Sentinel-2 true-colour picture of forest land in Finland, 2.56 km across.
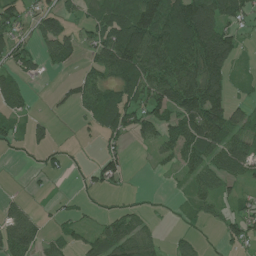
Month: July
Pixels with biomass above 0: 62%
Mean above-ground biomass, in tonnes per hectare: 57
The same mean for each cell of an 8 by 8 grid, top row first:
59 51 31 94 146 133 137 65
60 47 39 130 148 131 142 37
48 7 46 69 117 119 113 10
42 11 27 100 73 91 118 35
30 31 7 30 23 85 100 80
1 23 14 54 1 23 70 50
34 8 18 16 22 14 35 37
87 36 29 85 73 20 5 51
